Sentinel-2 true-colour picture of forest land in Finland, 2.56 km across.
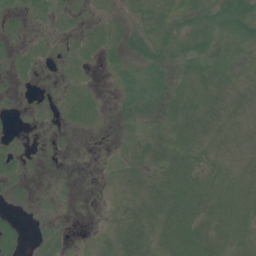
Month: July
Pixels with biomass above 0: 51%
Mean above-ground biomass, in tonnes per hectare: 9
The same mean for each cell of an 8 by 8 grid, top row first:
7 6 3 2 7 6 6 16
4 3 7 7 10 7 6 5
3 1 4 1 5 6 8 5
1 2 17 2 3 11 21 12
3 0 0 0 15 13 12 7
10 1 0 1 12 29 15 12
2 1 0 3 21 39 26 18
13 5 0 13 25 37 34 12
